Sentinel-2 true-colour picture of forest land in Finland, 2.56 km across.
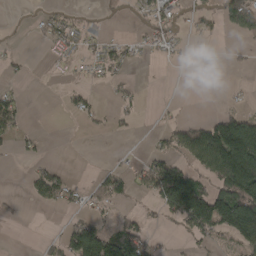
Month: April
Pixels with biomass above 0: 36%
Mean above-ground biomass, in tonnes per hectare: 40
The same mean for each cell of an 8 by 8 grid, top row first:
1 24 12 8 21 31 30 95
4 20 27 30 23 17 5 10
8 2 8 20 2 0 0 2
48 0 26 15 6 4 6 37
21 6 0 2 1 54 153 218
0 55 4 42 47 117 70 211
6 15 24 32 8 110 165 185
0 13 142 105 77 5 32 77
